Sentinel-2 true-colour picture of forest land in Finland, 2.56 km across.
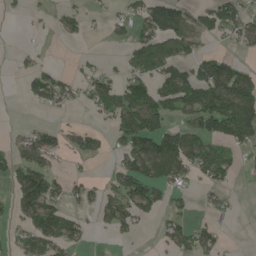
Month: June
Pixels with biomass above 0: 45%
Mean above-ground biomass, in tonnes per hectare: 54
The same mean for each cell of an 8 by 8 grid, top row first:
3 10 34 26 73 121 76 77
7 4 3 7 84 92 22 27
4 76 34 56 70 127 147 115
1 16 8 66 125 56 136 163
33 68 42 23 109 102 83 69
61 79 18 26 116 83 61 19
34 88 28 68 87 24 21 8
30 87 34 10 2 59 52 1
